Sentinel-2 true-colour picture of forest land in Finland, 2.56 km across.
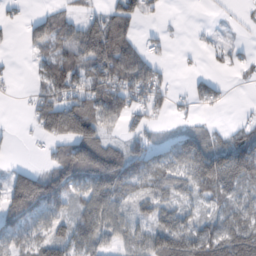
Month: February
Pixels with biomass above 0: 65%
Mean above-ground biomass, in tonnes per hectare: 65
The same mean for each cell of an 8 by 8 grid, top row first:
11 57 36 76 51 3 1 7
3 61 88 146 57 5 16 10
6 70 87 129 109 9 34 12
1 141 138 105 55 23 14 3
2 40 124 47 61 58 63 78
73 102 109 143 79 74 122 113
113 96 56 93 36 67 38 76
71 77 85 56 78 113 109 156
